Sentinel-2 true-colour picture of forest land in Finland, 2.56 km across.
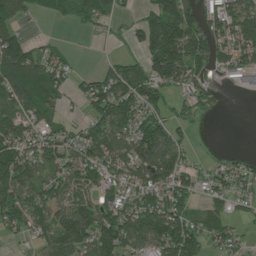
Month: July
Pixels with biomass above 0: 70%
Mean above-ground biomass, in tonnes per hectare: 69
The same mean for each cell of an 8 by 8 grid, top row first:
67 31 54 45 39 140 67 114
88 29 3 10 59 141 94 116
96 73 28 89 100 77 53 44
87 63 20 123 94 40 36 0
93 77 72 83 124 65 1 0
124 74 84 56 79 92 42 55
89 75 98 75 89 91 51 21
19 53 101 107 85 132 61 34
